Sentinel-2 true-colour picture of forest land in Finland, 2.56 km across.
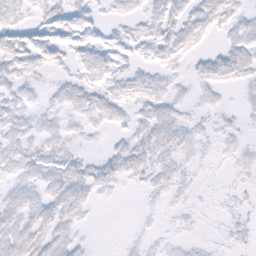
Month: February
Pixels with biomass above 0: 65%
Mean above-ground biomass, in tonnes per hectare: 7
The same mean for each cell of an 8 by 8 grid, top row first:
7 9 8 4 8 14 15 8
11 11 9 9 7 14 5 11
8 4 9 8 8 5 8 7
7 5 7 8 8 7 4 5
8 8 4 3 9 10 4 4
8 9 10 9 7 7 1 3
10 10 11 0 2 3 1 5
12 12 5 0 3 3 2 5
